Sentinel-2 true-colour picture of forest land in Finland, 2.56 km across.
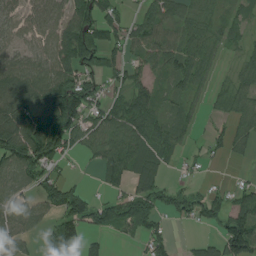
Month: August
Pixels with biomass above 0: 71%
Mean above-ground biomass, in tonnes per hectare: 65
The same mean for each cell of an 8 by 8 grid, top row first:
49 56 109 58 46 65 50 30
56 67 173 68 77 74 61 26
105 108 106 44 42 66 37 46
91 110 113 76 90 43 19 66
125 136 47 81 79 45 33 37
72 59 10 53 69 12 9 11
59 52 103 83 91 46 69 69
66 51 63 12 51 19 31 158
